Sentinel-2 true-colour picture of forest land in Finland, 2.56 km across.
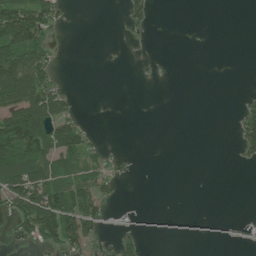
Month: July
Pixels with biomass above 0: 29%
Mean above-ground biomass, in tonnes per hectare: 31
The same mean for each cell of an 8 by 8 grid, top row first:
124 74 0 0 36 0 0 0
102 47 0 0 2 0 0 0
144 55 0 0 0 0 0 0
127 113 12 0 0 0 0 27
133 116 63 3 0 0 0 42
87 89 59 29 0 0 0 0
54 133 108 13 1 0 0 0
22 52 78 16 16 3 3 3
